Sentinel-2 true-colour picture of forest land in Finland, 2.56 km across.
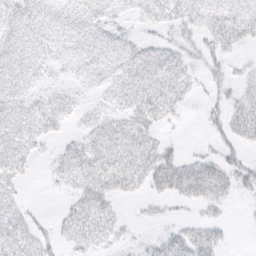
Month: March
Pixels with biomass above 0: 67%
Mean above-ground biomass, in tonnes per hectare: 24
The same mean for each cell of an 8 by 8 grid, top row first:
37 31 29 22 20 25 30 34
31 27 27 31 28 23 19 14
35 15 16 28 41 33 12 12
34 35 16 17 45 15 9 27
43 12 21 42 41 7 5 16
28 8 44 50 41 50 44 21
23 2 31 21 4 5 13 2
38 18 32 17 7 29 26 0
